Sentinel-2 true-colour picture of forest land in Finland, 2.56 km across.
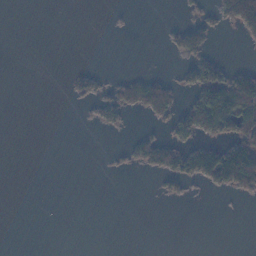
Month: November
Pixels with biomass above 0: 20%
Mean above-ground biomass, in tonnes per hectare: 24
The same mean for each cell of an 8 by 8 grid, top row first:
0 0 0 5 0 2 27 110
0 0 0 0 0 33 46 5
0 0 35 19 53 29 99 87
0 0 4 47 48 64 141 130
0 0 0 4 47 64 52 96
0 0 0 3 7 67 84 147
0 0 0 0 0 1 0 1
0 0 0 0 0 0 0 0
